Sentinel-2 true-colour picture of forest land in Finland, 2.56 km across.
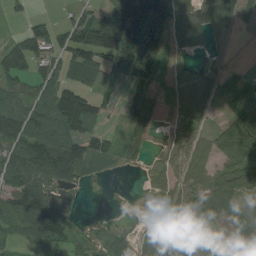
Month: August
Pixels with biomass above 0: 73%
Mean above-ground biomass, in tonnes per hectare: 74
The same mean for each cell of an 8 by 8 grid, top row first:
19 27 47 82 135 121 65 31
88 83 117 140 176 53 19 0
95 76 76 43 104 91 87 28
104 93 126 20 103 86 61 95
112 125 90 37 50 47 66 136
114 120 55 4 24 63 92 87
104 130 21 2 24 89 126 60
25 92 38 47 25 116 64 59
